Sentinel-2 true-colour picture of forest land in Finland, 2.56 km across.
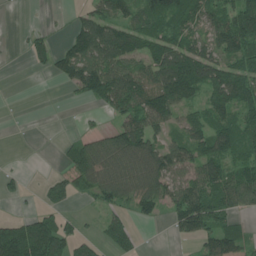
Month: June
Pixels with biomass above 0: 63%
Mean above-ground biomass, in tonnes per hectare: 67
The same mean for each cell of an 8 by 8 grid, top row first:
0 3 32 75 76 91 74 113
3 54 99 130 93 102 77 98
0 7 94 123 103 163 118 104
0 0 6 43 112 81 70 84
0 2 56 95 118 61 89 75
22 14 74 79 87 91 103 84
5 37 11 47 48 76 110 58
182 167 55 63 13 16 65 64
